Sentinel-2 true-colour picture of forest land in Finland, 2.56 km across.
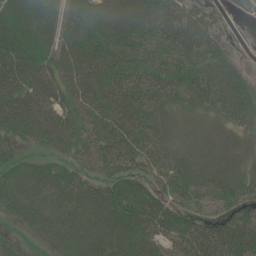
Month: July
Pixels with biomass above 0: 87%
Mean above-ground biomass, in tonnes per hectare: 43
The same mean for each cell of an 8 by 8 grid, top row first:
49 40 53 68 67 62 43 16
72 41 57 53 40 51 49 8
73 61 52 46 39 32 48 30
64 52 38 48 41 14 20 33
33 36 46 47 42 21 16 14
41 45 37 39 33 36 29 24
48 38 42 62 67 38 22 29
27 51 44 42 62 52 72 63
